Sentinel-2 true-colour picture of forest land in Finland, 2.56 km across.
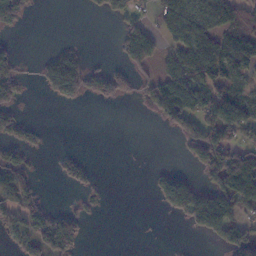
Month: November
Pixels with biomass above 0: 42%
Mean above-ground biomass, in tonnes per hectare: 56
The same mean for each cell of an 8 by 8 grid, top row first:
83 0 1 28 38 87 100 97
26 9 19 8 134 63 122 84
77 69 119 80 39 102 90 54
48 0 4 1 11 114 93 99
69 9 1 0 0 10 146 82
78 2 50 0 2 57 56 228
109 45 22 1 0 79 158 89
54 138 52 0 1 1 25 106
